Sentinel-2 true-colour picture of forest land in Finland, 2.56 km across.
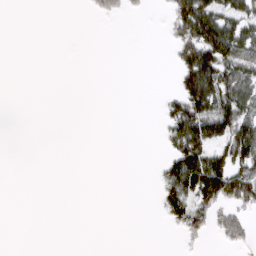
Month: March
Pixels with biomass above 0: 27%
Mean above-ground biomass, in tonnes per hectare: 30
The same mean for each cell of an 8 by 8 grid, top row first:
0 0 1 18 4 67 113 74
0 0 0 0 0 41 133 89
0 0 0 0 0 26 132 69
0 0 0 0 0 66 104 86
0 0 0 0 0 58 86 126
0 0 0 0 0 95 168 87
0 0 0 0 0 71 76 52
0 0 0 0 0 3 12 40
